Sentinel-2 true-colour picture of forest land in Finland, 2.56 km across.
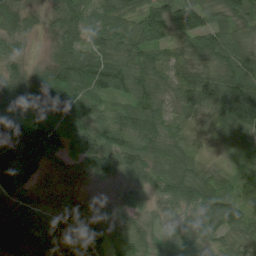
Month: July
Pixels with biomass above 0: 96%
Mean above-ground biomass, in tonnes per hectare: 71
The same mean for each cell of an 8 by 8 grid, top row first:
65 37 63 61 70 111 64 72
25 24 81 70 89 48 93 59
84 86 145 117 76 73 72 113
68 83 81 51 88 50 52 121
180 103 73 68 79 52 20 62
142 31 38 75 61 80 53 69
80 34 51 45 37 56 87 108
66 68 91 74 47 40 40 51
